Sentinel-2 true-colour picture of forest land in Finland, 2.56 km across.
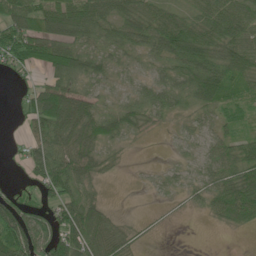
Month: June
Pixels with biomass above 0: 77%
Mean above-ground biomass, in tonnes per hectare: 48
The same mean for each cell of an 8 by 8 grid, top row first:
74 81 80 64 56 43 58 62
75 71 59 50 48 78 73 61
14 40 53 43 36 57 82 55
14 95 77 50 48 36 44 36
7 83 78 41 5 18 28 42
4 72 67 10 9 20 37 62
73 39 78 13 1 4 28 68
108 79 81 60 9 0 0 0
